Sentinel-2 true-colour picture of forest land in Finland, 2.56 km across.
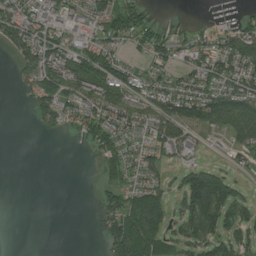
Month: July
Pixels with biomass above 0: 59%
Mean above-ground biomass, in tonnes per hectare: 56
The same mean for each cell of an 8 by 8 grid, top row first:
104 50 39 96 38 0 2 20
93 93 57 51 49 54 61 93
22 105 129 99 58 58 74 92
0 70 64 90 66 89 95 99
0 0 17 60 33 83 14 61
0 0 0 52 59 24 132 17
0 0 0 62 122 38 185 67
0 0 0 97 127 64 81 57
